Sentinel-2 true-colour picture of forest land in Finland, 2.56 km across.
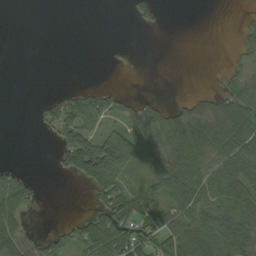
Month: September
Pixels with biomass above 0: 47%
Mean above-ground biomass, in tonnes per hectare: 43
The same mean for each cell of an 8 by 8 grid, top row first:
0 0 0 0 36 0 0 4
0 0 0 4 0 0 0 19
0 0 0 0 0 0 0 48
0 38 78 45 52 49 65 96
0 6 141 128 74 81 91 94
36 3 71 88 29 84 67 73
76 0 1 96 66 62 65 79
70 37 88 122 77 72 99 110
